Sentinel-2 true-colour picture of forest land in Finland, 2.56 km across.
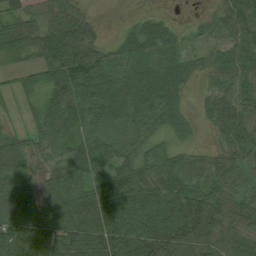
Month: July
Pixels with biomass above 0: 87%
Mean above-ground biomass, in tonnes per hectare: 53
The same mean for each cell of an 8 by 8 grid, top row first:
38 43 39 1 16 9 16 66
59 63 75 25 50 37 41 64
17 42 82 50 58 52 20 46
11 39 50 58 49 36 26 60
42 38 48 35 43 28 12 60
55 41 61 67 57 61 48 43
69 71 88 89 85 88 95 57
77 80 71 92 112 103 74 54
